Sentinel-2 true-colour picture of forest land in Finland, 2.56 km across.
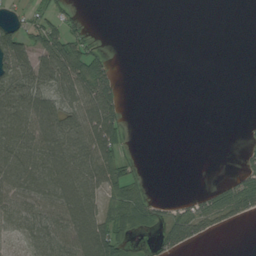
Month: August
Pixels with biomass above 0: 45%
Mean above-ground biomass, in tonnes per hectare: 39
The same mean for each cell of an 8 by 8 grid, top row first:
19 39 12 0 0 0 0 0
87 77 51 5 0 0 0 0
86 75 87 47 0 0 0 0
91 87 76 72 0 0 0 0
88 93 87 74 0 0 0 7
83 90 97 68 14 0 0 37
62 67 97 53 58 21 55 60
23 69 94 90 8 52 15 0
